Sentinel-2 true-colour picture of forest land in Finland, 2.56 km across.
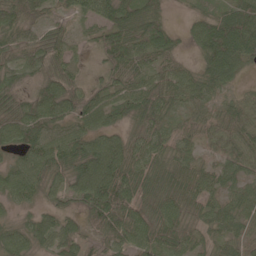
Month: May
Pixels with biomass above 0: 90%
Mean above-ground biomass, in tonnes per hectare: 49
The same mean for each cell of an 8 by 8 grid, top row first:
61 33 36 61 77 5 34 71
44 49 16 60 59 29 70 84
29 40 28 41 48 53 53 26
48 68 49 59 63 34 34 38
50 69 69 58 49 45 23 40
61 60 69 97 61 54 42 38
28 29 36 89 46 49 38 46
58 52 40 52 57 44 29 36
